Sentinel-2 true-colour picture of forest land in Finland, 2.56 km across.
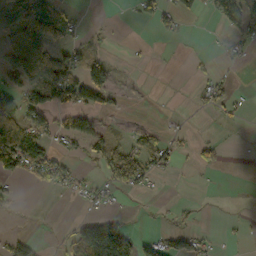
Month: October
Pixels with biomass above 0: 34%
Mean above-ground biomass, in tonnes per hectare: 34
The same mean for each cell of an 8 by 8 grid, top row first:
99 111 11 0 23 38 20 64
70 83 32 6 2 1 2 15
55 107 90 36 1 1 22 1
86 82 68 20 1 3 13 12
117 45 18 36 39 17 24 0
46 63 19 45 41 6 3 0
8 1 10 13 1 14 1 1
32 4 111 181 25 37 14 4
